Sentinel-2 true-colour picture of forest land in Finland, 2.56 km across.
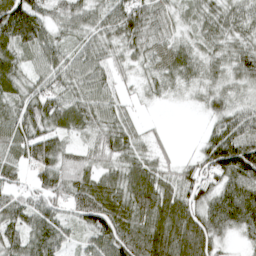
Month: April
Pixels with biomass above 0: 91%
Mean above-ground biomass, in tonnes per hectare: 70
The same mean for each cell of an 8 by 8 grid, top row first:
135 60 70 83 95 42 64 74
80 72 55 53 70 55 48 63
66 70 75 52 35 54 44 54
70 94 84 58 10 2 32 59
86 78 40 75 41 8 60 113
46 80 69 59 89 57 82 131
74 76 89 103 101 95 78 126
70 92 35 106 96 105 86 23
